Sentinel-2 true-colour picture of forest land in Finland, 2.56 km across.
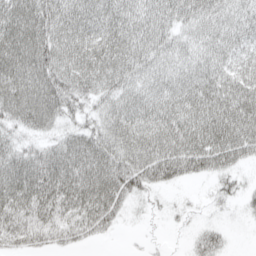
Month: April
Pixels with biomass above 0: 85%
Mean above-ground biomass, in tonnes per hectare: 53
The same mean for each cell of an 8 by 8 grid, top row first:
74 71 61 64 62 60 57 45
79 79 74 75 64 44 42 46
82 80 66 57 44 43 55 63
65 70 32 47 52 63 77 81
38 35 63 58 73 76 84 79
82 85 89 76 57 48 34 22
69 65 63 55 9 8 5 10
41 37 24 5 3 0 34 0
